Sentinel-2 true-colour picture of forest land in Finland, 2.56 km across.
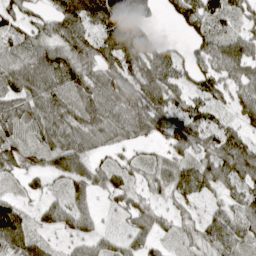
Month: April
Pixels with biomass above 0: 85%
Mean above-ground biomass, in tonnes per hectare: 64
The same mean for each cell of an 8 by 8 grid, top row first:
54 41 106 133 58 52 92 64
58 70 88 108 87 27 68 77
62 100 89 81 85 60 61 61
75 85 86 80 89 79 73 48
63 62 65 36 26 52 70 85
30 48 69 52 39 73 67 82
59 40 64 21 58 32 26 59
90 27 46 33 54 28 59 62
